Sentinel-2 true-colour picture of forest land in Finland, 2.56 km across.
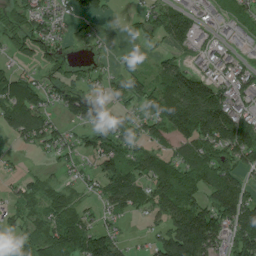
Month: July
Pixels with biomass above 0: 73%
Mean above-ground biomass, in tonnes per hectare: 76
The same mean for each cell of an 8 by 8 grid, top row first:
72 57 41 11 52 127 25 81
50 68 7 10 19 61 34 39
67 45 46 33 72 132 99 76
116 62 98 48 67 192 221 75
23 58 40 86 46 78 114 149
25 24 30 120 80 126 116 69
49 63 39 58 57 125 118 126
36 95 161 97 18 161 163 114
